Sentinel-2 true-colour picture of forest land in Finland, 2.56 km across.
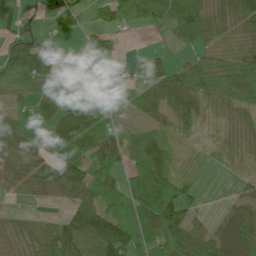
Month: June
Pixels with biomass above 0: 76%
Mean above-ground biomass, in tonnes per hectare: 63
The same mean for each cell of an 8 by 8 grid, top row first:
68 11 27 82 116 154 108 105
74 45 22 59 8 31 57 49
82 71 16 15 29 60 96 120
23 46 38 29 30 49 25 55
45 50 73 76 67 23 13 36
41 73 78 72 187 66 8 15
9 23 85 77 160 150 8 47
53 83 102 123 80 81 73 148
